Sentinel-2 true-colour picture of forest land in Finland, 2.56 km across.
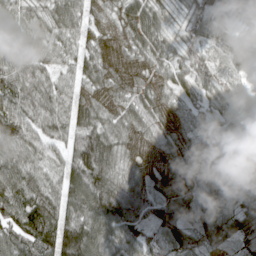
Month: April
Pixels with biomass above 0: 97%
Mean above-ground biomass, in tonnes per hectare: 77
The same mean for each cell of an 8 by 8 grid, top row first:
69 59 69 63 71 30 60 30
74 53 48 70 78 48 59 43
96 59 50 74 67 64 59 41
112 85 79 70 78 68 50 51
106 73 90 82 77 81 98 68
95 63 101 95 71 93 81 64
100 98 104 129 92 107 80 82
95 110 152 82 83 92 88 78
